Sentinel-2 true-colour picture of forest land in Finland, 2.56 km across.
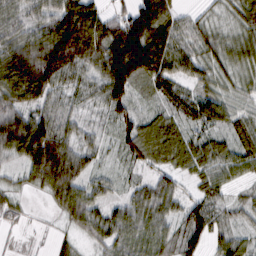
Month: February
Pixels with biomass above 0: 88%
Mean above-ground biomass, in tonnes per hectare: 68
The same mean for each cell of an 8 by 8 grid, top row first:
66 74 126 44 107 58 24 59
94 120 128 120 170 82 58 62
121 119 67 133 76 67 50 45
81 73 48 68 37 59 81 38
104 149 62 31 102 75 60 41
23 112 79 27 32 47 60 39
26 16 86 45 74 49 87 35
7 8 31 68 67 59 58 42
